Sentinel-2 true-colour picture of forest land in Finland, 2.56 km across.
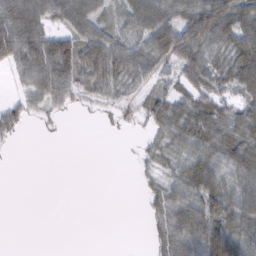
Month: February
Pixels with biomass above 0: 65%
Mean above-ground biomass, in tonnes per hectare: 50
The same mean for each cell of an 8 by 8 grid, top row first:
117 73 85 45 76 78 120 100
106 106 87 73 60 102 78 82
27 91 68 62 48 47 79 83
40 29 10 19 36 61 64 48
9 1 0 0 16 55 68 67
0 0 0 0 15 45 84 66
0 0 0 0 18 74 100 91
0 0 0 0 8 78 110 96
